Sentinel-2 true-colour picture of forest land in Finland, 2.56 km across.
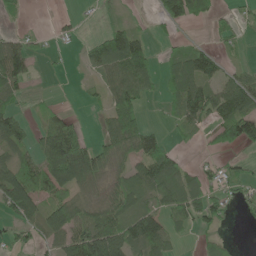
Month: June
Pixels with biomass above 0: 58%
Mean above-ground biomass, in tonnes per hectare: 52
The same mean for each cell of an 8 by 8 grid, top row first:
9 2 10 3 3 87 39 17
73 11 15 101 62 18 33 12
88 2 5 63 65 73 82 60
38 26 7 53 35 48 81 105
58 110 101 59 74 15 16 72
94 109 119 34 70 77 36 35
96 67 61 63 55 59 81 23
30 50 87 106 114 26 22 2
